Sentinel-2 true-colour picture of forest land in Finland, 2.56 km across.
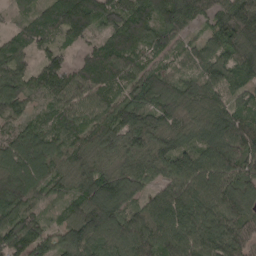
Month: April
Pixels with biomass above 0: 96%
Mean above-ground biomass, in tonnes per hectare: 101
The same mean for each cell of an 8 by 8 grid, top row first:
33 103 164 101 115 123 68 115
92 67 50 118 85 54 72 119
116 121 101 110 103 79 100 77
78 55 90 95 110 106 95 83
106 111 84 91 100 102 119 138
120 96 95 97 70 117 135 113
112 41 102 133 94 162 140 98
120 85 125 96 123 141 131 102
